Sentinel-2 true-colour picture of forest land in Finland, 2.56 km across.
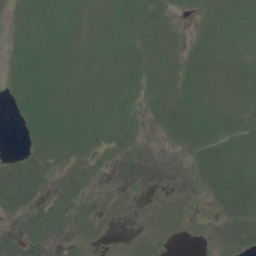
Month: July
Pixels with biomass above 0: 72%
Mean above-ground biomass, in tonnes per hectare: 14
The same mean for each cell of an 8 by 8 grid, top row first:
5 14 11 10 14 5 11 17
9 14 11 12 14 8 14 14
10 15 12 15 20 16 14 11
6 21 21 29 8 29 16 12
1 23 22 17 2 10 24 18
30 16 12 2 2 1 26 29
28 20 19 4 3 6 4 31
24 27 6 1 5 2 3 28
